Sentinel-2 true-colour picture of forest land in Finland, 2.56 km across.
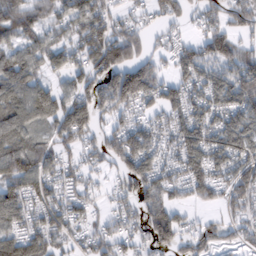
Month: February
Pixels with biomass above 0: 76%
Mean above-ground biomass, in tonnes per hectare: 75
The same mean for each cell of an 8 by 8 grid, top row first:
89 60 87 53 28 45 53 73
67 73 65 122 54 48 90 69
103 44 62 131 149 69 83 123
86 93 95 84 51 75 79 93
85 54 71 75 100 79 96 102
104 73 61 32 104 63 92 87
91 78 56 39 79 67 31 61
81 73 34 74 50 75 74 53
